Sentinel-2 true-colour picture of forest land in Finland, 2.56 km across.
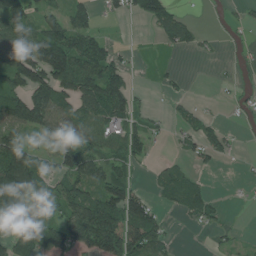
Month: June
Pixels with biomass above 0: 55%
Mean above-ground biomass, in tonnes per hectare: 57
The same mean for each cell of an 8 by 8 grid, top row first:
86 50 57 22 53 61 6 15
120 155 103 35 2 35 10 19
93 129 117 114 1 15 1 15
109 123 71 88 27 18 14 17
82 26 64 43 43 11 51 12
171 55 96 74 3 42 9 3
112 55 114 125 92 24 45 2
58 64 90 148 124 11 5 10
